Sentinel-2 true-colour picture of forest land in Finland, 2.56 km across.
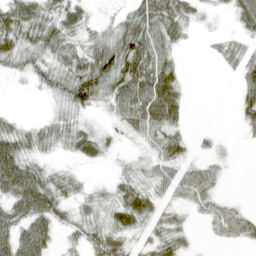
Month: April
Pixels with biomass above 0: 73%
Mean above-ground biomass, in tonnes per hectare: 39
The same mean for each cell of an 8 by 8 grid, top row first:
63 44 34 10 69 61 10 35
54 54 36 67 79 29 5 40
11 36 83 74 86 39 0 61
6 7 32 27 77 51 25 33
55 30 38 13 19 42 41 4
92 32 14 11 20 61 36 1
59 62 21 33 57 37 29 17
70 49 29 47 44 33 7 30
